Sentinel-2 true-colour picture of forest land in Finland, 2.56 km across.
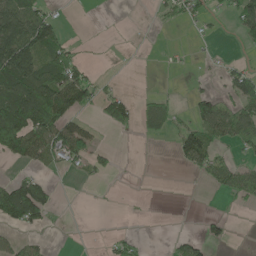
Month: May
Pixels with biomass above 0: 35%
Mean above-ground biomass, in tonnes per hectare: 44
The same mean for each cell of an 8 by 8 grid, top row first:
148 58 0 0 1 31 30 81
210 90 13 1 1 8 6 9
155 113 84 3 0 1 8 87
147 132 51 58 48 38 80 75
130 121 109 8 5 48 79 45
26 21 12 16 0 0 38 57
133 57 0 1 2 0 0 10
27 10 0 23 11 24 33 0
